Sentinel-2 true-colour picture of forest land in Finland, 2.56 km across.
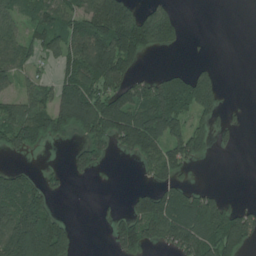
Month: July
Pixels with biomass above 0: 54%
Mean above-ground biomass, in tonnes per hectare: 78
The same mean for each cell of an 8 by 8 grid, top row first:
66 89 103 186 83 39 0 0
85 61 115 157 93 21 1 0
69 33 129 124 58 86 96 0
95 117 179 177 120 118 88 4
88 43 53 91 158 103 52 13
63 26 32 1 29 75 0 0
161 71 0 6 99 128 124 45
196 206 11 44 113 120 131 125
